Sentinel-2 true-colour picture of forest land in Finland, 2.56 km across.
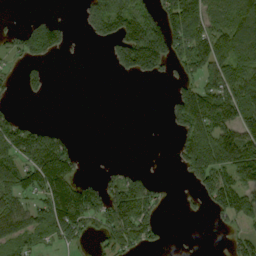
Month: September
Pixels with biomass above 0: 50%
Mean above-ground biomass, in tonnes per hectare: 76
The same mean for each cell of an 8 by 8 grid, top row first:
3 18 22 172 107 144 101 95
57 119 3 59 222 113 160 122
28 28 0 4 37 41 94 147
29 0 0 0 0 77 158 143
134 110 11 0 0 41 138 171
117 166 48 37 39 8 125 117
102 119 180 161 135 5 47 143
73 39 62 87 89 3 0 65
